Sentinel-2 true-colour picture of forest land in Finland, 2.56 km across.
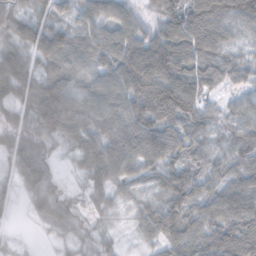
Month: November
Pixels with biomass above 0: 94%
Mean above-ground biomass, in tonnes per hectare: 70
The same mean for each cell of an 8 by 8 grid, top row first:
71 55 51 69 39 97 120 93
72 88 69 82 102 118 100 38
93 78 57 72 111 111 78 50
57 108 90 83 114 118 51 54
77 66 59 85 96 85 45 57
57 70 27 71 55 85 60 66
16 65 29 34 49 77 66 102
10 9 37 23 28 75 94 114
